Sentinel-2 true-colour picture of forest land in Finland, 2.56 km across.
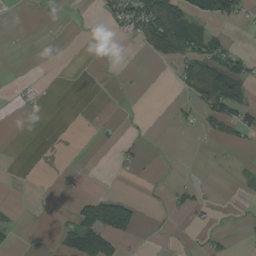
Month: August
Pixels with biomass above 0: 21%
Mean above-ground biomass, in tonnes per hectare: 22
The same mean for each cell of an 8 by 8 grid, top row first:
0 1 1 38 99 75 44 37
0 0 0 2 30 60 54 13
5 1 0 0 1 26 68 62
7 5 0 0 1 12 47 67
0 0 0 6 7 0 6 17
1 0 88 20 1 3 1 5
8 0 63 164 9 17 12 1
8 2 101 74 2 0 14 3
